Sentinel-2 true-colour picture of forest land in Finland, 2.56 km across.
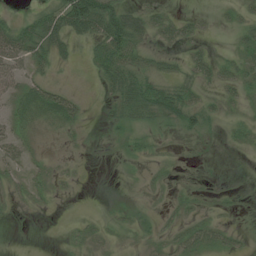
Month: July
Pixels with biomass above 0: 55%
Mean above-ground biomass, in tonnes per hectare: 21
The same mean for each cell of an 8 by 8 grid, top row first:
14 46 86 66 29 19 7 18
59 46 10 70 32 19 13 25
31 23 1 39 34 29 23 34
30 51 21 18 42 43 27 13
32 10 6 7 15 4 3 12
19 22 4 0 7 7 3 1
9 7 0 6 8 14 10 6
0 0 16 9 14 31 40 13
